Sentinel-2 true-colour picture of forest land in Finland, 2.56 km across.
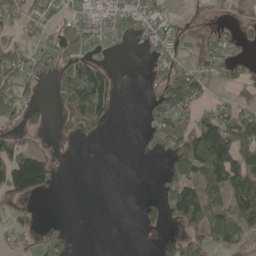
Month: May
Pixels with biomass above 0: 50%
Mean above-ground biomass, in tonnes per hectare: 48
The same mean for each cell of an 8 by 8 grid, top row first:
39 33 24 31 45 13 15 21
45 28 57 7 18 38 61 21
68 28 151 51 10 87 46 47
79 23 148 39 15 93 47 62
48 12 12 0 9 69 192 123
121 64 0 0 0 72 106 95
53 0 0 0 23 97 122 81
27 32 0 0 1 48 89 59
